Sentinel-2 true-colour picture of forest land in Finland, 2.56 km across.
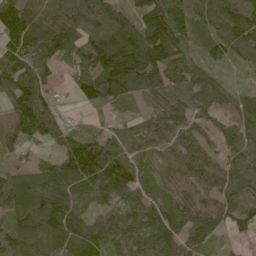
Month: June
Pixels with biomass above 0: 91%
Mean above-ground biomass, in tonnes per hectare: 90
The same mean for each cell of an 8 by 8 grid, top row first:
118 89 118 91 101 147 75 101
101 129 120 161 144 119 53 81
106 63 79 161 128 73 74 14
94 87 25 43 49 100 73 70
87 60 129 85 80 83 49 116
61 83 119 144 68 89 75 105
88 117 71 68 94 89 69 97
76 100 97 84 98 94 55 19
